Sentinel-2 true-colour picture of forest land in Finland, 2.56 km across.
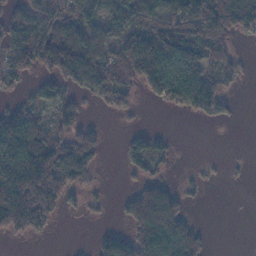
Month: November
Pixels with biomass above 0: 57%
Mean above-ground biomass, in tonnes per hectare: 78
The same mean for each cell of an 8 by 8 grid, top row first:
62 102 144 98 87 148 177 118
134 138 122 81 158 123 133 16
58 49 80 113 109 107 99 46
84 42 49 38 4 22 57 7
175 139 141 1 58 14 0 0
199 179 105 0 45 10 11 5
193 118 26 11 175 107 2 1
22 11 1 86 147 167 25 0
